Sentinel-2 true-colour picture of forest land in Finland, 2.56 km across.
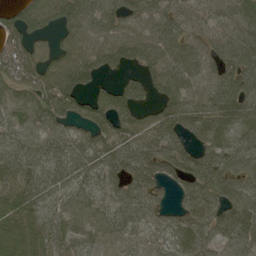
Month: May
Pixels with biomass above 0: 88%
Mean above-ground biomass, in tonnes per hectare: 73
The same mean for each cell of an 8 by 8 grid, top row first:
63 79 96 75 78 74 61 71
78 35 73 85 79 78 65 81
65 66 86 33 62 89 68 87
66 76 77 116 46 94 83 88
71 73 74 91 93 85 69 68
72 88 77 77 97 83 96 50
71 64 61 63 76 50 81 78
57 66 64 58 49 73 71 68
